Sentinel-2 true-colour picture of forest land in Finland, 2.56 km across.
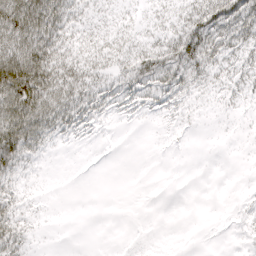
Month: April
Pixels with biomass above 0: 50%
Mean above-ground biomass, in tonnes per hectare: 23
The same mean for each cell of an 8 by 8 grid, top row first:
90 76 21 14 12 24 55 56
75 61 25 25 27 48 51 32
118 73 43 24 41 37 24 20
85 61 37 15 12 11 4 6
75 19 4 0 0 1 0 1
26 1 0 0 0 0 0 0
23 2 0 0 0 0 0 3
36 1 0 0 2 0 0 3
